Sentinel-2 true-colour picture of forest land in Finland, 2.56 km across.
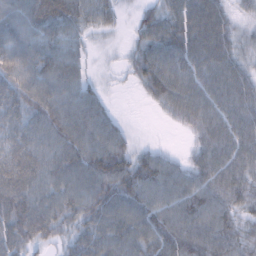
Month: February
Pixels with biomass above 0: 91%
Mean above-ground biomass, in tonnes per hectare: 63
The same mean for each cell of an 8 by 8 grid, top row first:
69 87 63 30 37 69 85 23
70 70 33 7 56 78 84 41
73 79 49 6 55 77 71 60
60 80 76 25 3 51 76 66
56 63 83 75 13 3 70 67
63 68 79 97 82 59 69 66
94 81 70 90 88 74 77 52
80 47 66 89 86 89 78 58
